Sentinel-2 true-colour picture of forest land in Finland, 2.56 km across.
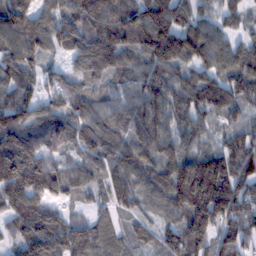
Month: February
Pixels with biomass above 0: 93%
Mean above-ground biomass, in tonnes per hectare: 114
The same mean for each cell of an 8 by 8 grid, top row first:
154 104 148 145 148 132 68 70
117 101 109 160 124 181 136 76
118 63 91 86 102 98 97 130
137 106 111 102 123 95 108 79
197 139 112 114 115 96 55 99
193 135 90 105 104 149 211 131
131 97 34 81 60 118 213 115
70 136 137 66 56 118 130 99
